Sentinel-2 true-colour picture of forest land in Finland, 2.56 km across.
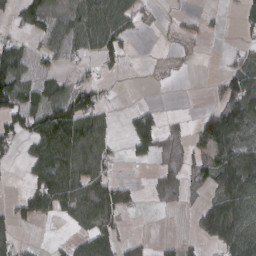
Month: March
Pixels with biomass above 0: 50%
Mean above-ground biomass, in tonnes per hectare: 42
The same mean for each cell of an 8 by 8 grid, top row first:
28 35 44 75 24 7 9 24
44 30 36 51 0 10 2 20
87 41 30 15 1 3 7 72
74 79 96 13 38 3 35 76
38 85 84 28 61 55 61 57
2 96 72 36 5 47 58 114
29 68 70 76 8 15 52 72
35 4 34 57 14 19 46 80
